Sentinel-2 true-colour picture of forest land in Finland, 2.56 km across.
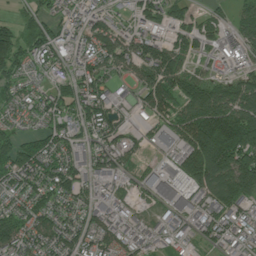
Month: July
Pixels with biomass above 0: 82%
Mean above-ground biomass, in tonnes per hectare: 82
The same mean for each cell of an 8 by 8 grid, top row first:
28 53 61 50 86 67 47 78
120 88 67 103 103 68 45 50
52 37 74 51 75 121 84 71
34 74 87 75 51 100 194 146
98 78 57 61 24 82 287 217
110 102 76 64 43 91 198 182
57 77 56 48 29 66 92 73
98 83 76 74 45 38 56 48
